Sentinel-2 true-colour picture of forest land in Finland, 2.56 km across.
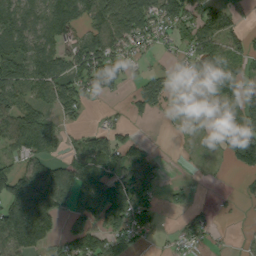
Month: September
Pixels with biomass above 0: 65%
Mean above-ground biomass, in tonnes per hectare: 81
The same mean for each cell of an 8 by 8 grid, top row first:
116 128 103 165 161 132 100 41
102 103 99 118 65 55 103 71
144 135 122 102 65 24 100 60
130 79 66 16 66 69 41 71
114 83 62 99 45 4 24 137
109 110 99 100 101 3 4 27
119 113 90 135 110 35 16 10
111 65 107 101 44 36 31 10
